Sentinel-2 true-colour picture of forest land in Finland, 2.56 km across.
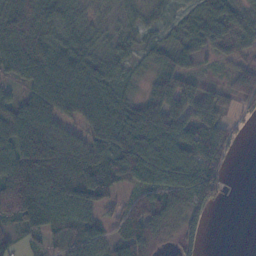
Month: November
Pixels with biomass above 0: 84%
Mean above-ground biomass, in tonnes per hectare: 69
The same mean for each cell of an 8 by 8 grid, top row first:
93 78 47 30 32 31 60 56
105 94 89 37 32 48 40 41
49 108 107 52 20 77 24 62
79 89 83 81 107 96 81 23
108 125 70 83 80 76 101 13
157 162 133 90 92 90 99 1
121 102 94 35 73 69 43 0
40 48 76 51 84 32 9 0
